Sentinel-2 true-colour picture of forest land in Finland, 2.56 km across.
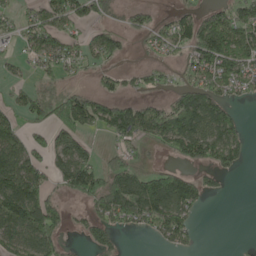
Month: May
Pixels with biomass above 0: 67%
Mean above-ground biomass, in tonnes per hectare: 85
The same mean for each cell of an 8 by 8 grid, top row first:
52 118 84 34 58 70 90 121
32 89 64 87 23 76 205 145
29 28 25 47 38 26 110 94
55 77 175 129 116 150 163 29
100 86 89 31 74 139 175 99
177 79 162 127 80 106 43 14
199 144 27 147 191 159 12 0
104 132 19 45 8 65 0 1
